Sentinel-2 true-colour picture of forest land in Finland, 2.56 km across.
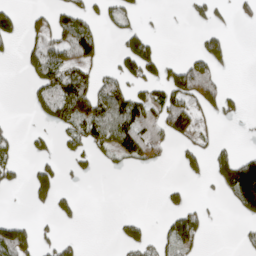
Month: April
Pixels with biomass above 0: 32%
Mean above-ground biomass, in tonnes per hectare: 41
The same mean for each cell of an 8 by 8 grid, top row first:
39 40 58 35 12 1 29 20
15 92 91 6 71 0 60 0
0 76 96 46 70 82 100 0
0 51 90 99 81 92 42 19
26 23 53 69 115 28 21 5
23 71 15 6 1 3 25 155
0 27 18 0 0 41 9 55
113 24 15 8 54 89 8 9
